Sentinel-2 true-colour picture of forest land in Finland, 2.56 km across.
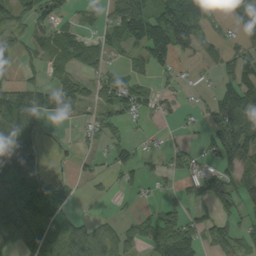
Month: September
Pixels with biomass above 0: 58%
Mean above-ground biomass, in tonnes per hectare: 60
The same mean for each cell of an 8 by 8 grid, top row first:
58 52 25 54 150 111 45 58
32 46 72 44 116 120 39 39
30 31 43 71 42 26 7 95
117 54 28 70 40 32 45 130
100 5 20 41 17 22 52 142
80 27 9 30 38 43 77 92
100 113 5 7 15 52 44 58
91 124 112 70 59 142 69 93
